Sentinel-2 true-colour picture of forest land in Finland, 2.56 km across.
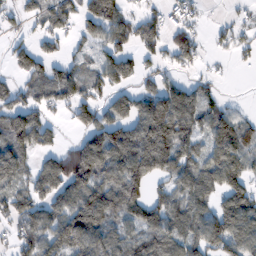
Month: February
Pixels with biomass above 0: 72%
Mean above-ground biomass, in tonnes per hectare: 89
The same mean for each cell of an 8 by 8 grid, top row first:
46 82 80 110 53 43 9 20
53 39 39 88 62 98 28 48
42 81 91 118 42 46 29 0
113 58 88 95 113 167 88 40
116 52 81 156 173 153 96 141
90 95 153 107 130 96 101 106
83 81 140 141 130 90 81 157
65 83 130 83 95 111 132 134
